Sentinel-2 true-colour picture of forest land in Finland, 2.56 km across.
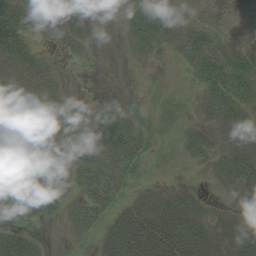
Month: August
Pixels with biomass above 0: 64%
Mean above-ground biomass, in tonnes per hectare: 30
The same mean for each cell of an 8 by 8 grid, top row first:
79 55 19 0 26 13 18 16
77 10 15 0 18 15 34 29
86 49 2 0 0 1 41 39
77 54 18 20 7 4 20 34
105 65 22 33 20 6 23 28
62 64 32 39 8 2 8 40
21 40 25 24 32 41 14 7
51 5 5 46 67 57 27 28
